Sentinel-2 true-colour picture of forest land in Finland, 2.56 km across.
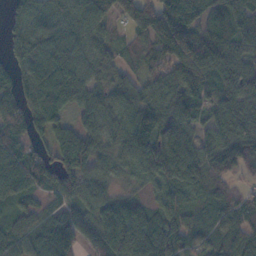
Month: November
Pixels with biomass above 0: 92%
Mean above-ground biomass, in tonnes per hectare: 81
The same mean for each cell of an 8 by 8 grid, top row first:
47 93 89 63 102 131 65 88
66 91 71 57 66 144 120 89
70 107 81 60 59 116 78 108
78 100 60 79 108 118 66 95
86 59 99 49 101 113 72 91
116 75 78 36 62 96 75 34
52 44 69 83 47 71 65 75
68 80 82 117 98 89 67 75
